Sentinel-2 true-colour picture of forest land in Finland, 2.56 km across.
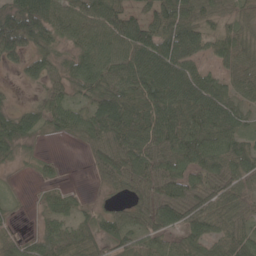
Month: May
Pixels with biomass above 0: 82%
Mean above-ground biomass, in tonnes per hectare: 59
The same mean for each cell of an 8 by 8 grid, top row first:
83 92 77 76 59 97 50 42
56 42 51 74 84 90 40 57
7 47 55 72 91 85 53 51
40 64 54 99 94 90 93 52
46 4 25 81 85 95 92 62
3 10 0 57 81 72 66 69
6 28 25 22 57 84 74 48
31 52 72 55 62 54 70 78
